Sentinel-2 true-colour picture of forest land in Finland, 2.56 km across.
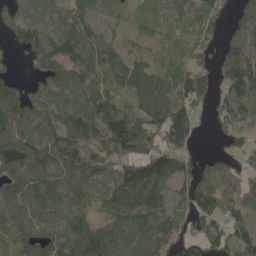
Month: May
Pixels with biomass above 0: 83%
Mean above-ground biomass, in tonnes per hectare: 87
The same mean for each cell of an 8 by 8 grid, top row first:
46 37 68 22 23 55 105 62
41 120 117 65 39 55 74 117
39 75 68 71 96 93 79 170
119 72 113 113 93 128 53 89
104 112 147 138 103 111 3 43
89 89 102 96 150 123 85 61
75 78 69 86 108 64 83 69
88 97 173 112 95 103 97 125
